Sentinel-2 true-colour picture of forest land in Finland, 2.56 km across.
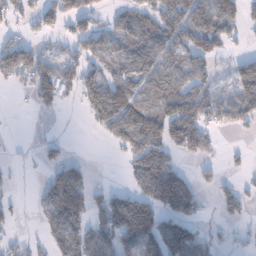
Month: January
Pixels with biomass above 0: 56%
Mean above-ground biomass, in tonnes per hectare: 61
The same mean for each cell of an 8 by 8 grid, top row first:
47 75 81 30 62 101 113 69
104 24 44 46 66 72 87 14
59 108 83 56 60 59 56 85
1 26 17 100 88 101 78 71
3 27 0 30 100 94 60 5
8 39 64 0 100 96 26 22
18 58 94 99 110 139 15 57
20 37 76 79 118 149 36 20
